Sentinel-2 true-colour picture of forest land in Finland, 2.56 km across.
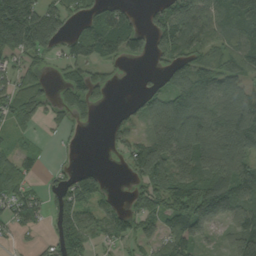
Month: September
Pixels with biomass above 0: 69%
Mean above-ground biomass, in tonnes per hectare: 85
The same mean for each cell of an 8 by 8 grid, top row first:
241 130 49 84 32 125 98 116
135 86 57 83 61 118 70 94
61 30 76 24 15 100 144 87
85 38 46 10 72 153 122 146
29 7 8 28 103 225 141 135
65 19 69 4 103 181 161 115
64 44 105 42 71 103 200 118
17 29 90 47 69 95 42 134
